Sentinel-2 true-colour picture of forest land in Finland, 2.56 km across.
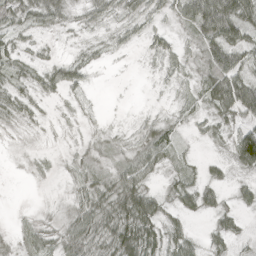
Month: April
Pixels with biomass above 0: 73%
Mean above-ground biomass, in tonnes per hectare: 22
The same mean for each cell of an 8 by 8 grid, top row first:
26 29 10 14 22 22 73 58
19 6 7 10 10 12 38 43
22 26 24 1 1 9 42 51
31 6 10 1 3 8 21 45
3 2 9 11 28 19 10 76
1 4 14 25 35 16 16 10
1 4 27 46 61 20 23 20
6 27 49 48 60 30 17 11
